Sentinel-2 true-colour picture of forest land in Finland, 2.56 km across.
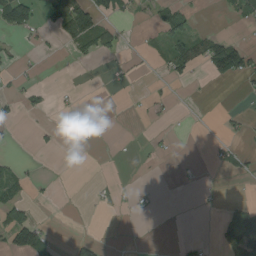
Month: August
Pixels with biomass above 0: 19%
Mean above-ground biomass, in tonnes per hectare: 16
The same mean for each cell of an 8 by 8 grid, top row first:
94 40 94 27 8 46 1 27
8 6 31 19 4 44 59 51
9 0 1 8 3 23 14 21
13 8 4 0 3 3 0 8
4 7 0 1 2 3 4 7
29 2 0 1 0 3 3 8
66 2 1 6 7 0 2 21
69 34 21 0 1 4 6 66
